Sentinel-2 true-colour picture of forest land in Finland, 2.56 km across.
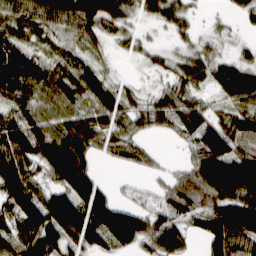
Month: March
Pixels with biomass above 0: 82%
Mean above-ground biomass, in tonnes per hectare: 61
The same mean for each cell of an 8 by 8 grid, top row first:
53 75 103 81 31 52 8 28
82 23 30 16 23 22 23 15
113 68 69 32 7 41 46 83
59 57 55 71 55 65 47 59
88 87 92 55 30 13 98 57
123 56 105 5 17 34 116 110
97 104 94 84 39 68 73 58
80 94 63 76 72 76 65 67
